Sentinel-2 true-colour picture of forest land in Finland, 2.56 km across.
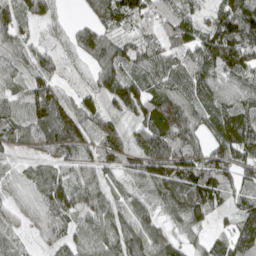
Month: April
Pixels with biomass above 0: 90%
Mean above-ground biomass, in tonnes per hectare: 86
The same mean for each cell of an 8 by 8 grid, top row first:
86 78 21 101 75 92 43 124
63 53 95 95 62 83 110 161
55 70 37 104 77 107 72 92
80 122 103 55 100 176 73 94
51 100 115 103 97 138 75 129
51 64 60 55 102 148 122 68
55 99 85 87 69 104 113 58
49 40 74 105 124 65 52 102
